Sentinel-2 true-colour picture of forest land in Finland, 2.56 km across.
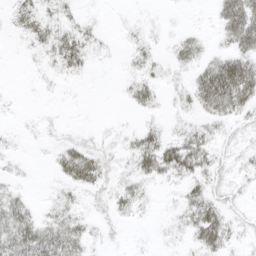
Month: April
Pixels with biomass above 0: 56%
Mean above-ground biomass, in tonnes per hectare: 17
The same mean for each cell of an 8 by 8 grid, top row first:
19 20 12 1 2 1 4 63
2 22 34 3 17 18 12 37
0 5 4 1 22 8 51 64
2 2 0 1 11 8 25 24
3 4 19 8 33 31 24 10
6 4 46 15 24 23 25 9
34 12 14 18 10 11 40 10
50 47 30 5 1 6 39 10
